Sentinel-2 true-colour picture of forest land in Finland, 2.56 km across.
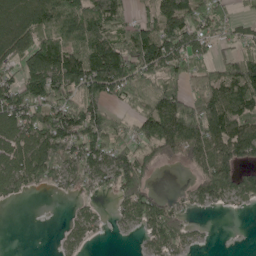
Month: May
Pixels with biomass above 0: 71%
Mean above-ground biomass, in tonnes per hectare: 90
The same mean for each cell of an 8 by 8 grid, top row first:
106 137 146 113 47 122 98 29
140 145 139 123 163 137 57 54
85 175 152 156 129 93 91 141
127 124 124 61 86 137 143 85
108 158 118 100 77 114 137 114
132 94 87 101 90 1 112 94
8 0 31 25 121 49 39 24
0 0 46 4 34 84 7 0
